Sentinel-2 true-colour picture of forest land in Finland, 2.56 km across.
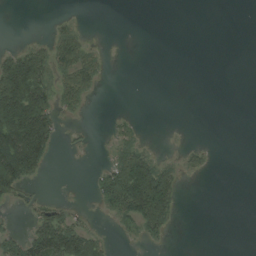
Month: August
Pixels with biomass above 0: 30%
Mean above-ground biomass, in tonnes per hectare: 30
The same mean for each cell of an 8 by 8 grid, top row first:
0 2 4 0 0 0 0 0
20 42 64 1 0 0 0 0
162 67 76 2 0 0 0 0
161 88 23 3 0 0 0 0
152 81 7 20 19 2 5 0
117 11 0 69 129 38 10 0
13 27 6 49 117 44 0 0
45 108 97 14 29 1 0 0
